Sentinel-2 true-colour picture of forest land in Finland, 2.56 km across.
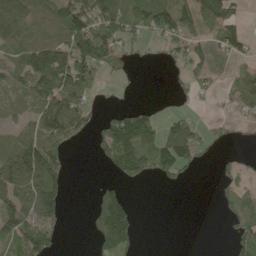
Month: May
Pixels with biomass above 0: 54%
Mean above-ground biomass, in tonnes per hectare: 64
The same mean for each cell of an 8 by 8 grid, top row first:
95 82 127 109 99 100 94 40
75 127 150 91 14 42 47 38
54 172 128 13 3 17 36 52
24 117 78 37 48 30 2 30
78 130 20 110 89 127 34 7
120 148 0 23 50 51 1 51
101 132 1 127 1 0 0 102
102 95 1 126 5 0 0 92
